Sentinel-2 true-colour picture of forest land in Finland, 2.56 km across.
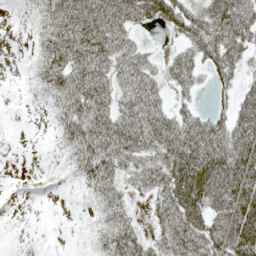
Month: May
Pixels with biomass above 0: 72%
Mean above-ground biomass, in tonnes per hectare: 51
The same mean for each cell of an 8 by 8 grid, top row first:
11 56 85 80 56 63 70 76
1 65 90 68 19 24 70 61
4 65 72 56 68 47 24 37
1 21 65 58 89 41 36 57
0 7 67 78 74 85 96 78
2 7 38 62 56 88 115 93
0 0 7 55 13 84 86 100
0 0 6 69 37 71 78 103
